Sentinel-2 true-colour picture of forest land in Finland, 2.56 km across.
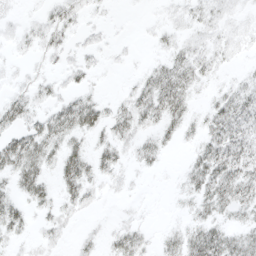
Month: April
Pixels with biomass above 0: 63%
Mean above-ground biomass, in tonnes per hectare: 16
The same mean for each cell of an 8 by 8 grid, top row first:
4 10 9 2 1 6 10 6
5 13 8 4 1 14 12 7
4 9 10 1 16 40 10 8
22 19 39 17 30 28 18 33
32 29 14 22 16 9 29 36
28 16 34 10 3 4 39 37
19 15 12 1 2 3 21 24
9 8 7 12 12 18 40 26
